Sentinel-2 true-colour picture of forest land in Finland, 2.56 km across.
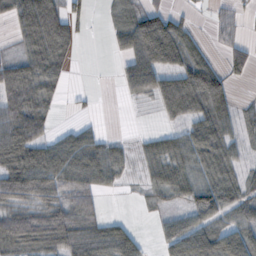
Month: October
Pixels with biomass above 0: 68%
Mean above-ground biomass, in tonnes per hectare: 47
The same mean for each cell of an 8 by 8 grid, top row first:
53 92 32 25 65 29 14 23
23 86 12 15 98 85 25 37
71 59 0 2 74 80 106 21
72 35 5 0 2 60 84 28
86 52 59 25 18 40 79 29
87 88 69 36 21 49 51 34
55 55 60 0 8 20 61 50
65 68 64 61 15 54 68 70
